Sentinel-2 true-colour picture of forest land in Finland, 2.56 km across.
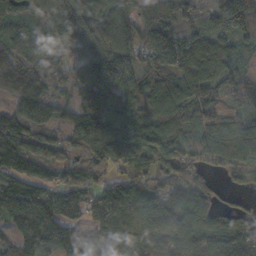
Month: October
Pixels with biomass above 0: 90%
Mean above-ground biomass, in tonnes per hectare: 138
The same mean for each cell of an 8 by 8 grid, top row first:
124 130 223 146 115 100 83 216
115 109 139 146 123 130 139 76
150 110 147 235 139 141 125 123
158 150 103 169 153 154 145 153
214 199 161 285 184 117 141 188
132 113 118 87 128 130 74 73
178 157 125 152 130 136 100 50
122 138 110 115 132 134 128 127
